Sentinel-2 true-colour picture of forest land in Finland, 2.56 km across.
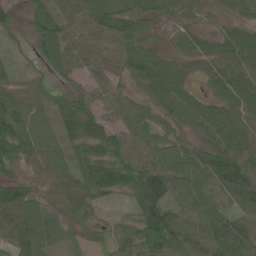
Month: June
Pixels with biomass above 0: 92%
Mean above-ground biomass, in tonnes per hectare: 62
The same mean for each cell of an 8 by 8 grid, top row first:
30 79 46 84 74 42 26 43
18 72 60 44 83 33 39 69
35 31 33 42 64 59 32 69
87 52 92 50 45 56 56 47
120 55 71 85 56 48 57 59
56 46 73 100 112 72 97 110
87 43 63 28 103 65 64 58
71 39 25 40 117 116 78 77
